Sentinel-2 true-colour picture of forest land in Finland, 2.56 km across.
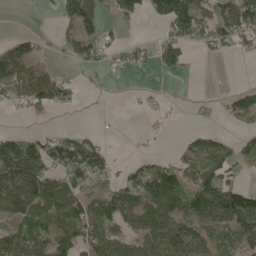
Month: May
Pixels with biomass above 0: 54%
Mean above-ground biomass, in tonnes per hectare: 52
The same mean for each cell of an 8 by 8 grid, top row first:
0 4 103 26 32 127 60 130
51 13 70 37 32 60 33 38
77 87 12 7 4 11 0 1
12 35 4 0 14 6 12 57
79 64 85 7 4 10 47 35
109 79 91 44 85 68 81 22
76 93 75 97 88 85 105 94
83 68 72 67 55 80 83 56
